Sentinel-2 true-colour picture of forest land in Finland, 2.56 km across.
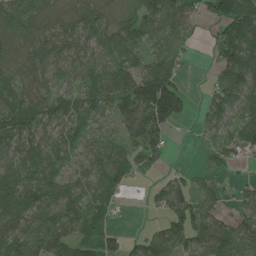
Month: June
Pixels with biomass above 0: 82%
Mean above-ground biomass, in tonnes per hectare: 75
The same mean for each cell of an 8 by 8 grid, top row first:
80 71 80 66 104 106 56 188
75 93 72 88 67 54 22 157
65 70 74 112 133 81 21 122
94 84 82 79 154 120 62 78
110 81 58 45 102 6 24 61
87 79 50 73 21 29 33 14
101 114 72 33 9 78 60 59
114 95 74 56 47 76 79 77
